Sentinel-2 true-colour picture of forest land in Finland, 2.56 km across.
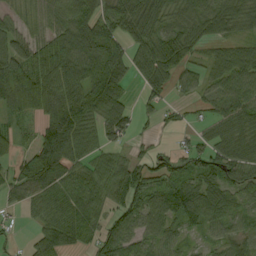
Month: September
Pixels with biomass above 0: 82%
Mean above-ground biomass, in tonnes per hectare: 66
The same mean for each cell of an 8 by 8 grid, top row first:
33 44 95 78 103 66 105 87
70 94 132 99 87 109 40 44
107 111 93 103 56 50 39 68
64 99 79 96 26 19 35 78
38 113 79 45 15 19 47 74
50 116 56 69 66 55 64 77
24 73 81 47 69 53 60 47
9 77 50 63 50 38 29 62
